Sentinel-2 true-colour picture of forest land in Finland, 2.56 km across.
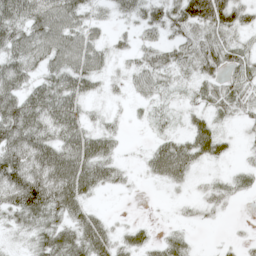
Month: May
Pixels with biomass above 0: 79%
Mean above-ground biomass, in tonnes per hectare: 36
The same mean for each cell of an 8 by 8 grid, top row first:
58 69 42 18 35 55 106 48
51 59 60 22 28 35 54 33
42 33 40 16 30 21 33 41
59 48 28 10 10 15 27 28
62 42 43 21 8 39 50 10
79 67 49 27 13 38 12 25
57 71 32 2 0 6 22 27
10 44 47 34 24 26 4 29
